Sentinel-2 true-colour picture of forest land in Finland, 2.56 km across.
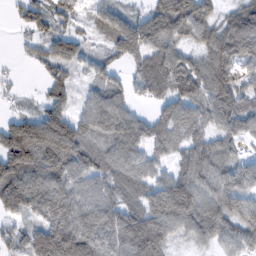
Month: February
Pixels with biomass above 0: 85%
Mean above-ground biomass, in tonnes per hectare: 92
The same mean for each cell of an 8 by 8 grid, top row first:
25 83 43 88 66 138 82 140
10 65 59 66 133 76 100 156
12 59 27 51 92 111 114 71
31 98 51 121 28 97 82 96
174 196 120 95 95 62 63 48
144 135 84 88 75 80 84 114
94 119 92 97 115 168 88 86
55 195 159 110 201 51 57 76
